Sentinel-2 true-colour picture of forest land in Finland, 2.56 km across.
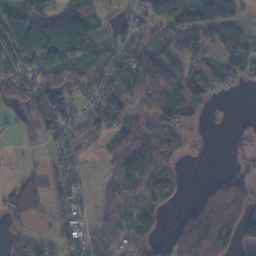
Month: November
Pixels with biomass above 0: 69%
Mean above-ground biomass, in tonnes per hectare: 51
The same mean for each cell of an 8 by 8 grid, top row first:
55 64 90 20 47 123 113 51
84 105 92 44 54 75 64 44
78 56 35 61 76 55 60 39
24 85 33 63 39 56 15 3
7 37 38 35 62 48 5 22
10 39 28 31 86 38 5 37
42 31 31 30 44 14 100 77
25 23 53 32 33 65 157 69
